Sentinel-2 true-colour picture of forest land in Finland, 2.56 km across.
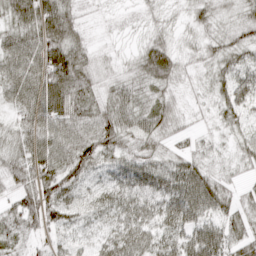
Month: April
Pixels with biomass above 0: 95%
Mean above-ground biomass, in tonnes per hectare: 50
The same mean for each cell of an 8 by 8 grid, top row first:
67 90 25 11 20 14 31 30
75 95 44 10 42 28 31 49
78 100 72 32 50 34 27 62
41 88 70 70 60 34 17 41
45 74 74 56 37 26 19 33
51 71 61 52 69 74 52 21
51 71 58 53 60 66 57 39
40 32 35 52 55 53 75 49
